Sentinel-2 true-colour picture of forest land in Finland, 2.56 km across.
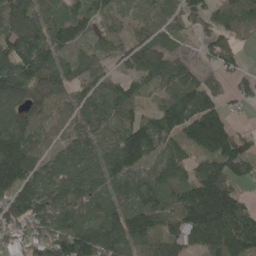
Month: May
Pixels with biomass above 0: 87%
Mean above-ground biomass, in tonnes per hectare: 109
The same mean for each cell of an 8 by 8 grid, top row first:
136 96 79 89 75 60 93 107
150 131 68 59 116 46 54 33
187 127 69 57 82 103 64 47
102 81 81 110 71 174 157 20
188 61 87 112 184 116 134 90
189 81 126 132 112 109 161 81
130 104 114 123 164 114 216 104
46 126 162 152 140 102 136 153
